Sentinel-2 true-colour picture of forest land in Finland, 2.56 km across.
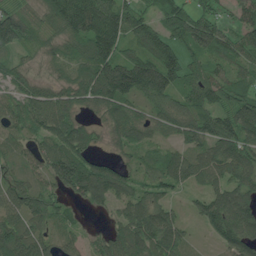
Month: July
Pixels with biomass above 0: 88%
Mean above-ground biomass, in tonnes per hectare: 95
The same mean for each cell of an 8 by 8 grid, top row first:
125 87 203 165 85 143 100 55
82 59 78 150 122 120 129 94
65 40 89 197 176 113 108 63
74 107 56 94 58 101 95 117
52 84 115 39 61 56 103 117
66 86 177 137 55 101 75 101
107 101 35 53 108 43 92 148
119 68 34 75 126 91 16 114
